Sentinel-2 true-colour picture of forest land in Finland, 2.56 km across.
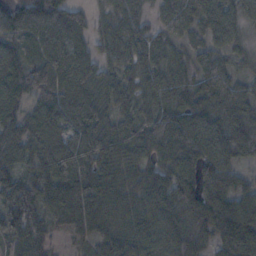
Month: November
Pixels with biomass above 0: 92%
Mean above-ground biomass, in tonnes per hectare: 91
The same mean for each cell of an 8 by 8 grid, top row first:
104 127 76 59 49 95 114 78
82 107 82 56 74 48 65 39
115 127 110 72 73 80 88 50
76 118 113 74 68 106 107 101
101 107 109 90 101 127 115 111
98 101 107 81 90 113 100 50
114 98 115 73 83 111 117 111
76 58 36 93 103 94 58 120
